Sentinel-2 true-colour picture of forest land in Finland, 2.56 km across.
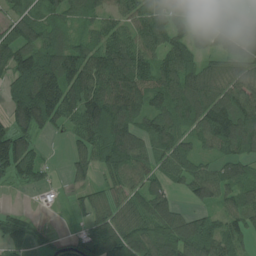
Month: July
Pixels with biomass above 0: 81%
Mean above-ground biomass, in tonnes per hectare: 96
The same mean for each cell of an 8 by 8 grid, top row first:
84 73 73 70 96 64 98 28
112 120 96 132 98 100 69 92
112 176 148 151 109 124 115 96
116 158 124 149 107 124 170 162
154 9 66 126 91 100 71 122
94 28 41 78 86 72 102 87
19 6 33 88 99 67 67 92
74 27 86 164 120 144 120 71
